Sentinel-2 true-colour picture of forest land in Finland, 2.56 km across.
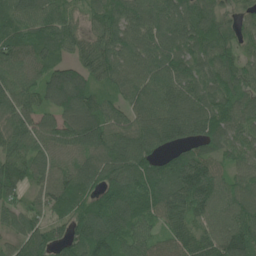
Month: June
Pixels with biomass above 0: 95%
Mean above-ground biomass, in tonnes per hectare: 94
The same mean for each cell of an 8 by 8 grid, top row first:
80 92 47 95 97 103 97 47
100 87 74 109 93 93 87 61
100 112 123 95 98 97 74 96
111 73 136 81 100 124 99 98
110 90 110 110 125 85 78 77
117 87 92 94 92 109 118 74
69 69 73 111 83 100 105 114
66 80 93 108 76 75 88 127
